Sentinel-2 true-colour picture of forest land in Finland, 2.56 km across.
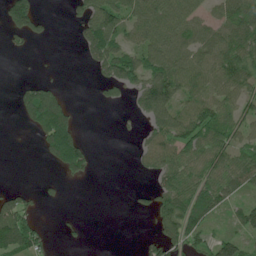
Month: June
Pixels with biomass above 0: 54%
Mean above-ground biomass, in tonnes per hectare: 55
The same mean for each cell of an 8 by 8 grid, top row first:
97 12 45 121 109 102 42 85
16 1 31 110 94 85 73 91
8 18 0 70 107 125 82 85
18 113 10 2 71 93 89 57
0 68 59 0 37 83 78 59
0 7 29 0 18 89 80 83
84 6 1 0 21 118 106 52
122 24 8 0 21 87 52 60
